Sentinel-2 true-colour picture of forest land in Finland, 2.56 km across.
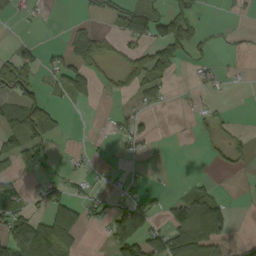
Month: September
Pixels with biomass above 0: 37%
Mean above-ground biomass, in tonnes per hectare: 36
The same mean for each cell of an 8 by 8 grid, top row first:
16 4 6 35 79 85 4 11
23 13 57 12 48 89 16 9
77 19 58 16 55 12 22 6
49 64 3 11 22 4 14 0
55 56 3 13 24 1 15 18
43 27 24 10 5 1 6 6
87 61 46 30 42 50 119 1
111 112 34 61 94 97 109 5
